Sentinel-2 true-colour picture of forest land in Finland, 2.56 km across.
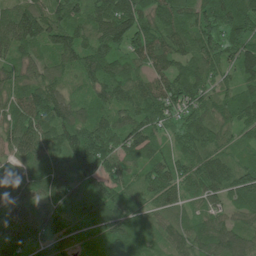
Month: June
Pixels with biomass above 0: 96%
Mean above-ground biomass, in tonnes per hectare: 83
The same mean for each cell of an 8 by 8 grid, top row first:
100 101 66 133 88 96 79 92
90 78 90 90 100 89 89 81
70 79 63 103 78 94 68 72
81 116 60 73 101 66 60 80
92 101 106 87 95 54 72 44
52 79 104 79 68 89 104 78
78 82 96 113 73 54 51 55
125 104 68 93 67 64 87 81
